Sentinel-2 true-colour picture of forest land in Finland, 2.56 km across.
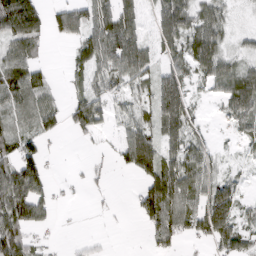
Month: March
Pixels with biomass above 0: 66%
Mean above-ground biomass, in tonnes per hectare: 48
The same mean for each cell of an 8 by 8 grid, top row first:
122 50 67 79 30 96 60 7
52 12 45 93 55 58 95 22
67 32 25 59 40 76 50 80
53 38 75 35 31 103 9 70
45 6 5 11 81 57 21 22
101 44 6 7 48 77 52 16
100 40 3 5 59 82 90 41
88 12 10 3 10 53 48 75
